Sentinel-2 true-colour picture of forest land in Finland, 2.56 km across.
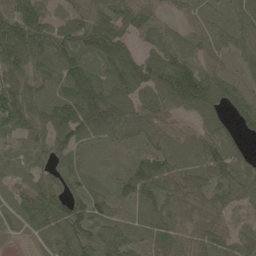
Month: May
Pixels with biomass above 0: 91%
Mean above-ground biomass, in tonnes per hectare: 70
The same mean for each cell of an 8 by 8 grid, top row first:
93 55 63 85 61 19 36 68
114 86 94 114 49 69 59 49
94 73 123 81 99 115 91 58
132 81 132 121 81 46 53 64
55 69 69 51 48 44 69 39
42 48 52 39 94 70 63 74
59 102 82 59 40 60 66 43
20 59 96 83 39 49 74 51
